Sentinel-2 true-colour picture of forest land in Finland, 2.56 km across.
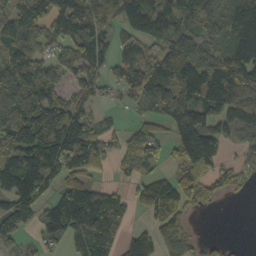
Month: October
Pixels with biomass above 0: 76%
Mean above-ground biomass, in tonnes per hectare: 100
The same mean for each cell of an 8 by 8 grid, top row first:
106 108 168 102 141 113 122 115
125 75 142 63 75 137 80 127
146 104 91 56 127 180 208 169
171 159 79 19 45 135 107 121
156 149 133 56 132 78 123 52
161 124 86 25 68 64 67 40
97 62 157 111 58 124 22 0
90 47 79 65 106 102 19 3
